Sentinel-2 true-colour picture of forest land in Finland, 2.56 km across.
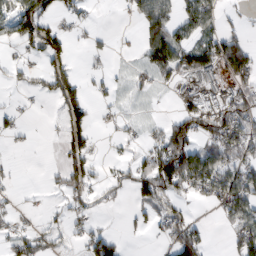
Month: February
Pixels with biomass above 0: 45%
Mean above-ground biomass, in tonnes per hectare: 43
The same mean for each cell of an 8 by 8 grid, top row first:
107 72 25 1 56 49 64 8
21 92 4 13 43 73 58 65
17 70 44 17 32 34 64 53
16 1 85 10 13 29 77 80
6 1 75 7 18 109 63 83
11 10 86 17 66 134 96 75
13 10 25 8 34 41 15 81
38 31 15 52 5 81 24 60
